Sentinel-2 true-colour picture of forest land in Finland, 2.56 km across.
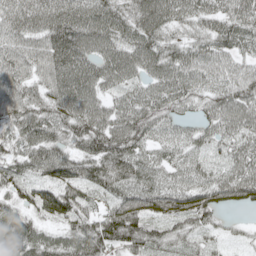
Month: May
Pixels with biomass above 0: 95%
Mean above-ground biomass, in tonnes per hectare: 70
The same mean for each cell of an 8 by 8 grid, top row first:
84 100 96 85 85 66 63 70
65 89 99 74 83 57 60 54
75 72 99 65 51 75 59 77
74 72 90 63 76 43 45 79
59 87 68 107 58 47 39 57
59 67 85 88 70 47 47 81
52 81 70 66 82 75 79 41
122 63 89 92 84 44 30 17
